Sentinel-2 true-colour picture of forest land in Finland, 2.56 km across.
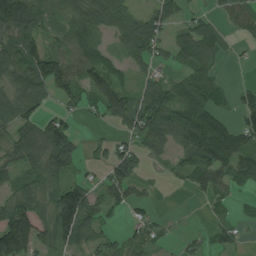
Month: August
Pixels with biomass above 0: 69%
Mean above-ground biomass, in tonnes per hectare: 65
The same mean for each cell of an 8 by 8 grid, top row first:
148 69 102 103 63 49 26 55
86 56 115 46 88 75 83 12
80 113 78 82 43 40 64 5
81 37 27 86 98 115 89 52
78 116 33 38 72 66 141 91
47 70 28 54 28 25 76 87
95 73 141 38 22 1 15 13
173 74 67 27 43 11 25 28
